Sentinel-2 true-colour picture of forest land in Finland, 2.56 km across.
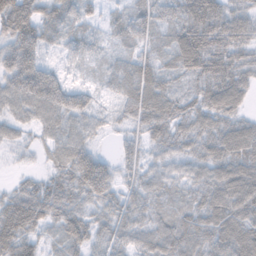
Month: November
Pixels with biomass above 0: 92%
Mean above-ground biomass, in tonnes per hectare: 46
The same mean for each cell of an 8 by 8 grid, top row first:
89 45 44 14 42 41 77 42
72 28 35 17 30 54 71 34
66 66 11 30 63 27 57 49
33 53 51 16 66 46 57 38
18 19 46 8 36 43 53 72
10 28 68 53 40 35 52 71
63 59 38 45 39 28 64 65
68 21 46 45 42 57 55 77
